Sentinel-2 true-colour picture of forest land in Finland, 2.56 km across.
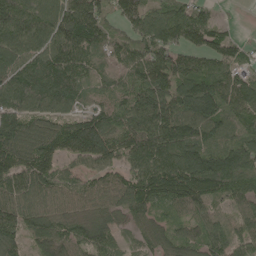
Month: May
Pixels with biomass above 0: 93%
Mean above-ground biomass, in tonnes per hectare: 113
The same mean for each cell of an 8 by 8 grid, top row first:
175 147 173 90 122 149 67 2
142 139 144 97 110 120 99 53
131 191 123 69 117 128 130 86
115 110 81 91 143 133 144 109
152 130 158 108 174 172 122 117
139 110 76 79 139 160 161 128
113 85 72 76 114 76 71 74
92 110 92 81 59 84 97 72
